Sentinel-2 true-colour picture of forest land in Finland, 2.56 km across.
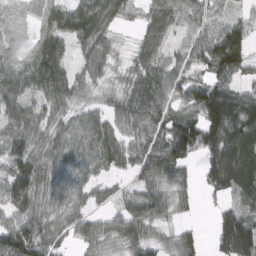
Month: March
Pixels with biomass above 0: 85%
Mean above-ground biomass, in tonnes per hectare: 61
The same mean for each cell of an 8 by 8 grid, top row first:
16 48 87 61 37 66 53 23
20 65 42 38 56 34 88 96
70 87 41 27 70 56 56 33
64 56 38 46 88 55 152 132
63 65 59 60 51 100 101 116
78 62 45 27 52 52 56 112
57 54 39 27 72 41 8 53
105 68 40 50 59 43 17 141
